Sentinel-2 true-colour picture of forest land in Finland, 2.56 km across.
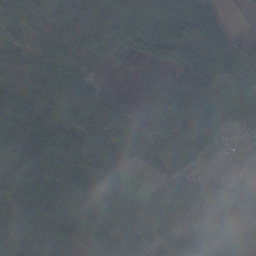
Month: November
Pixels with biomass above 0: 79%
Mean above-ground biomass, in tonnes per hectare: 63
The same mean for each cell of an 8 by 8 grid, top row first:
41 64 40 81 60 127 116 5
34 67 62 55 67 93 110 30
53 66 57 5 1 57 124 66
92 36 93 140 18 115 113 81
58 83 73 106 56 102 51 23
81 91 74 71 6 37 5 15
71 82 61 70 54 24 10 29
107 85 47 93 66 42 73 21
